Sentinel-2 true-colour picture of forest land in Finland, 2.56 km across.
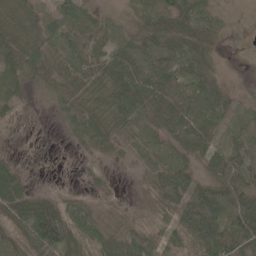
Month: May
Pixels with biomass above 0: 88%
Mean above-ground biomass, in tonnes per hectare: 47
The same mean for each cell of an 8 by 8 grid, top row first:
58 31 33 23 40 58 37 1
62 53 63 51 63 59 27 3
34 37 58 57 83 71 34 8
23 6 68 51 75 80 60 22
4 3 29 36 56 60 59 28
54 4 9 18 22 86 43 51
55 62 60 23 16 78 116 74
40 112 58 55 62 55 105 71
